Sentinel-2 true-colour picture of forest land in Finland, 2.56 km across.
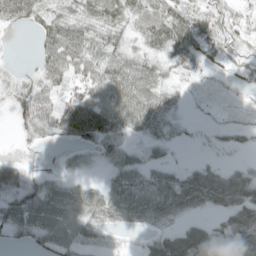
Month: May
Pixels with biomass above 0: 74%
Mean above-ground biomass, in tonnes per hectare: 36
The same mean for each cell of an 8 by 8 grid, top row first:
45 36 43 35 48 58 36 21
0 45 55 35 38 67 41 26
15 38 48 65 61 19 11 24
30 49 90 75 72 20 7 9
4 9 35 45 20 12 2 8
37 15 15 27 34 30 43 31
53 59 54 54 62 46 26 52
13 36 39 8 16 56 49 60
